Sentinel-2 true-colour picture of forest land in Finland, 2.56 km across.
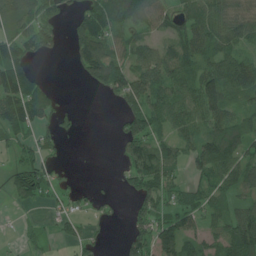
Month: June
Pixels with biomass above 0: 65%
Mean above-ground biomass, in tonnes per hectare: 68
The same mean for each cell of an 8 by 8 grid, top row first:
67 88 71 142 97 67 93 83
97 52 79 78 66 66 91 67
127 15 24 135 104 91 106 117
119 71 17 9 107 84 100 62
61 41 1 9 106 59 110 100
68 71 8 9 115 54 83 84
13 20 29 22 58 72 70 56
8 20 50 7 74 108 51 108
